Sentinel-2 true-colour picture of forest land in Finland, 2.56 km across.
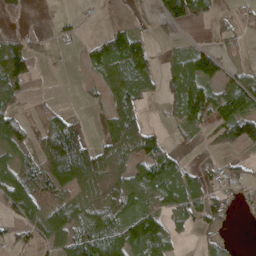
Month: April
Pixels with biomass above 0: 58%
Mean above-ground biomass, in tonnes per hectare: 52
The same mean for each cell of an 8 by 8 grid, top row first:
9 2 10 3 3 87 39 17
73 11 15 101 62 18 33 12
88 2 5 63 65 73 82 60
38 26 7 53 35 48 81 105
58 110 101 59 74 15 16 72
94 109 119 34 70 77 36 35
96 67 61 63 55 59 81 23
30 50 87 106 114 26 22 2
